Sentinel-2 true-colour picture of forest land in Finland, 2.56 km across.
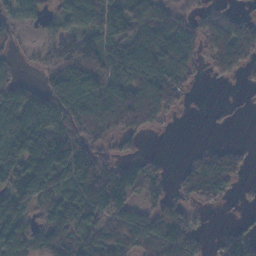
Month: November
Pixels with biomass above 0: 72%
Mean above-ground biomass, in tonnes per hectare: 93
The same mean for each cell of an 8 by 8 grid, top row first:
54 24 128 129 159 66 55 35
19 44 122 88 150 152 86 141
51 56 145 117 166 116 17 25
127 161 141 169 190 44 2 2
146 162 116 61 16 0 14 14
134 188 172 118 86 28 147 42
105 104 143 108 72 79 24 6
139 138 94 138 118 159 19 102
